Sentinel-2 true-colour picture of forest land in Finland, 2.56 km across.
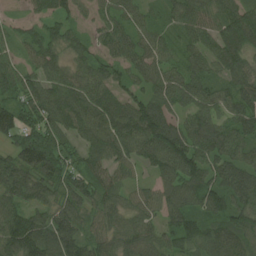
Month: July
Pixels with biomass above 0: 93%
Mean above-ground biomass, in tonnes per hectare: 82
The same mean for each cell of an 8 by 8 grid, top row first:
20 59 43 67 46 59 71 109
45 80 57 64 72 48 74 106
83 87 81 80 64 92 66 73
108 107 106 120 111 62 73 74
74 139 72 112 110 119 106 76
118 109 97 75 29 110 87 84
83 79 86 68 64 89 84 84
138 115 80 76 78 75 80 75
